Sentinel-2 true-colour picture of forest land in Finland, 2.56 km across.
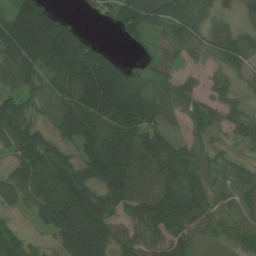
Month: July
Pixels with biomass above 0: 85%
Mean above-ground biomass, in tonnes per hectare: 72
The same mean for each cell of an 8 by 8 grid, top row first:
104 115 11 32 81 59 41 27
135 182 102 12 25 56 53 55
85 66 126 134 57 46 27 34
92 48 118 115 97 56 57 44
81 72 68 109 95 49 32 31
66 110 88 119 80 88 61 49
38 91 126 65 70 109 68 63
56 19 120 76 61 57 24 61
